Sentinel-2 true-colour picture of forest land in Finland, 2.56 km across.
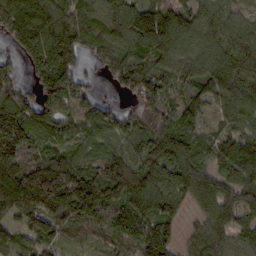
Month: February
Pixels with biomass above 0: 90%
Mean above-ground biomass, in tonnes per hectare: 104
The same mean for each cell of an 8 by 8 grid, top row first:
147 109 99 105 121 112 89 55
72 149 107 110 121 110 100 130
54 143 85 60 148 73 111 140
126 118 86 61 130 87 55 98
161 78 71 60 96 150 72 100
161 187 138 128 118 142 88 107
138 151 140 101 117 74 88 108
56 64 34 54 113 58 104 61
